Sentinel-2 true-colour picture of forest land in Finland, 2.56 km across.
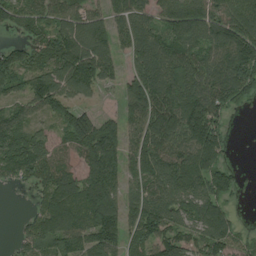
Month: August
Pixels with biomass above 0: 86%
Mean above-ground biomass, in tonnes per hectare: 104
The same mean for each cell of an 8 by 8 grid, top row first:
95 90 97 97 87 133 126 134
75 90 142 96 118 105 107 150
90 105 124 51 137 134 117 145
64 67 89 38 138 158 148 22
136 100 118 131 119 112 147 4
84 112 107 127 109 126 129 39
0 112 136 153 120 110 122 16
48 119 120 117 103 106 115 63
